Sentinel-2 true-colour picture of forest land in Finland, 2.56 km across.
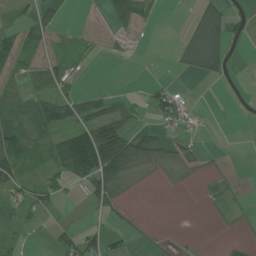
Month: July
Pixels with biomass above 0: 44%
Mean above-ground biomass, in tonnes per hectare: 25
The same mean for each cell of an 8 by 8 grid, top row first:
14 27 0 28 34 0 64 18
40 34 14 7 1 18 100 9
25 50 8 0 2 4 22 5
43 65 56 54 16 53 6 2
63 40 114 102 33 23 2 0
47 31 54 57 7 6 6 1
27 22 2 26 1 0 3 6
14 5 59 30 7 3 0 5
